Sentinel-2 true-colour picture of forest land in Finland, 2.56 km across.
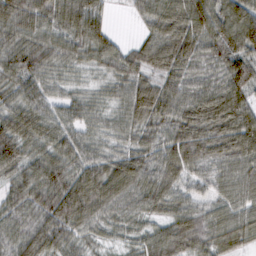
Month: February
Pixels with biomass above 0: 96%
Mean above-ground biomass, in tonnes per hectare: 67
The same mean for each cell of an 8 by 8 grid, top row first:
100 70 93 20 48 74 103 99
80 75 63 54 40 61 74 92
68 61 31 48 41 52 61 97
71 57 51 44 55 76 82 94
83 63 68 42 46 81 67 86
60 84 79 81 76 62 51 66
69 93 102 73 60 59 47 62
75 89 55 27 50 83 72 58
